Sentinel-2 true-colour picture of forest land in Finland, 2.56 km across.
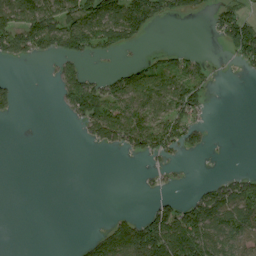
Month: August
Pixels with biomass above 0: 40%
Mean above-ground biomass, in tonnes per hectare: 49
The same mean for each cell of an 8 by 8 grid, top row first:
112 136 129 148 105 33 21 74
100 65 91 54 8 21 1 97
12 5 92 55 81 84 38 2
18 0 83 121 89 71 21 0
0 0 6 61 81 57 18 0
0 0 0 0 9 11 5 31
0 0 0 3 17 68 107 88
0 0 12 119 146 131 93 78
